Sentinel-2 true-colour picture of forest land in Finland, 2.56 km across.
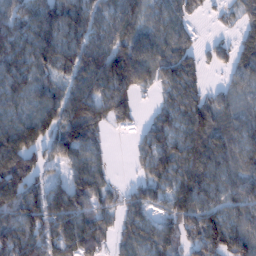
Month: January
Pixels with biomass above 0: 85%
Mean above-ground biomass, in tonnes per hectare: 86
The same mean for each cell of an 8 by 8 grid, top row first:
78 105 102 79 70 64 11 47
111 125 118 103 102 90 24 80
109 67 92 133 63 101 20 64
75 101 128 84 13 101 104 75
140 91 112 9 53 95 122 89
132 51 95 21 51 111 111 94
114 115 105 57 73 87 91 83
126 85 116 45 87 64 110 102
